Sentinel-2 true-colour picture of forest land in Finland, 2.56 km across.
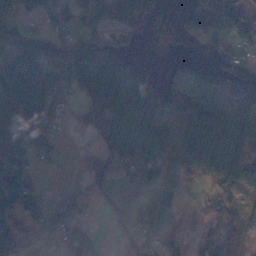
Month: November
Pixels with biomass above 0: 63%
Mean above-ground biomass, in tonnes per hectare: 54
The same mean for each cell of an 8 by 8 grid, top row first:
36 27 23 28 53 24 34 71
109 50 56 78 11 12 20 41
117 65 75 98 79 18 72 73
83 52 18 98 110 20 108 97
46 54 4 76 83 44 119 75
98 5 14 56 67 62 50 68
87 54 29 58 66 32 24 30
58 70 56 22 39 25 34 22
